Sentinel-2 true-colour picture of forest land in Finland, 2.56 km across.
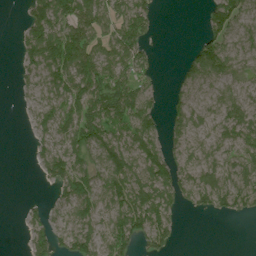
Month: July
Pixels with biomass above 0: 66%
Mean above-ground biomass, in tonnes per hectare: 55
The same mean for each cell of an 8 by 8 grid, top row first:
3 106 110 70 80 0 40 56
20 105 119 69 53 0 62 39
13 57 95 78 39 27 76 62
2 42 84 97 83 52 45 76
0 36 88 74 78 47 56 84
0 42 85 79 74 83 85 87
1 27 57 58 104 44 38 48
0 69 72 64 60 22 0 0
